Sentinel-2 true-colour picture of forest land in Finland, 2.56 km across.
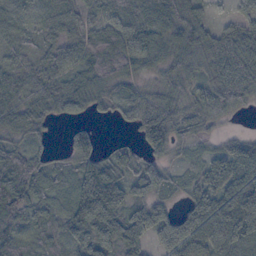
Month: October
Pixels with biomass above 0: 88%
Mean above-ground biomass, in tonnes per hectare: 57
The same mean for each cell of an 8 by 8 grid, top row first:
32 34 46 39 77 85 28 27
27 34 54 74 59 90 62 78
46 48 59 55 37 62 56 99
60 55 44 26 61 58 57 36
45 20 66 12 47 43 25 38
90 59 73 84 74 36 48 80
76 51 92 109 69 32 66 103
61 57 77 92 63 43 60 71
